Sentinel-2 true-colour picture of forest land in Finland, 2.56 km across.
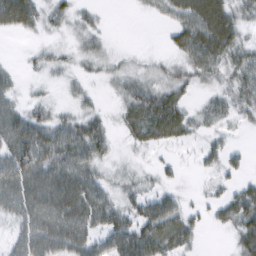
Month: February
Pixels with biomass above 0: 73%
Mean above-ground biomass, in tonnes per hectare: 41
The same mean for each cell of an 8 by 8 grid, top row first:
82 33 25 2 7 41 96 40
1 18 22 11 5 34 82 50
18 13 17 21 33 39 29 45
50 31 29 15 75 63 36 31
80 76 69 28 37 24 18 5
81 80 74 22 21 12 13 18
54 85 85 55 47 40 20 65
33 76 63 59 80 57 2 44
